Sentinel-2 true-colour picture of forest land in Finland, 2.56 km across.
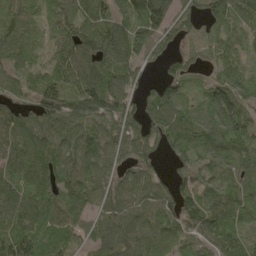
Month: May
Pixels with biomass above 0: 90%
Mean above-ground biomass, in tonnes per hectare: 84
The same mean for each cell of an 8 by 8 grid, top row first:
63 45 83 82 141 86 52 67
76 50 115 120 102 51 29 34
43 81 99 108 46 56 44 59
77 104 113 113 78 109 80 73
117 97 100 82 76 93 85 86
106 106 100 66 82 53 65 68
119 131 88 95 112 111 108 87
110 108 45 101 103 80 87 55
